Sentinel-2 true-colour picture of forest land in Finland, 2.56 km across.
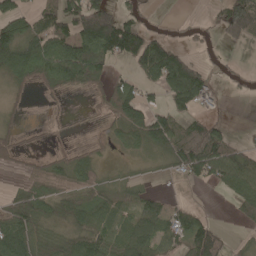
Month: May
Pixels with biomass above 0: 61%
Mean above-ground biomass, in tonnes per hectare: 58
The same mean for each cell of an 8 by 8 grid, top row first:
94 64 126 108 35 5 18 158
126 88 102 128 133 50 17 16
56 53 65 39 55 154 47 11
15 7 5 56 84 59 17 0
34 12 16 28 56 86 108 32
11 65 65 10 8 21 61 105
72 46 62 60 61 33 7 47
119 56 65 74 98 60 145 9
